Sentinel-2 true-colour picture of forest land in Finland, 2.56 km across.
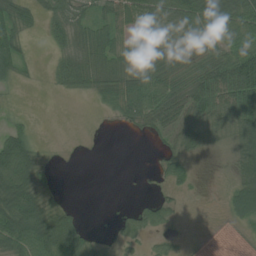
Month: July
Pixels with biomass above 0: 63%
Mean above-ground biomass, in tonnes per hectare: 41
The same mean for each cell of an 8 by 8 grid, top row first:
46 35 35 53 66 62 80 72
42 16 42 53 60 44 43 63
23 12 56 55 67 46 71 125
8 1 0 32 83 41 63 98
68 8 2 0 3 33 35 57
125 17 0 0 1 34 2 48
113 53 10 4 29 18 2 65
85 108 57 14 25 14 0 2
